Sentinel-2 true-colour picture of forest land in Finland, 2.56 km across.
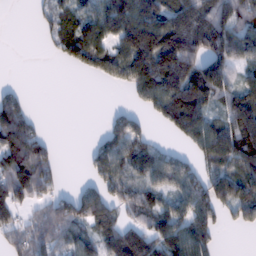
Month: February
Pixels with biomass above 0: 67%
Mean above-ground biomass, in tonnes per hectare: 82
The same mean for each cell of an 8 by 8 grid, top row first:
0 39 66 106 126 109 120 144
0 16 107 76 173 179 119 83
1 0 6 53 145 170 207 70
119 0 0 21 40 154 86 94
169 52 1 80 66 22 98 133
126 89 7 104 69 88 78 106
67 74 117 86 70 71 94 94
66 98 84 98 110 107 70 0
